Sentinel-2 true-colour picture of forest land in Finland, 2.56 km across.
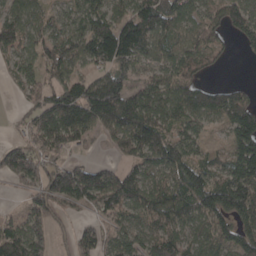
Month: April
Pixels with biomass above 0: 79%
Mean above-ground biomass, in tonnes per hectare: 99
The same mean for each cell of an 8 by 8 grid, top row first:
86 57 103 122 146 112 80 107
90 111 122 191 107 86 87 25
53 72 81 113 72 113 31 9
17 131 176 168 139 97 126 140
67 140 68 48 138 100 32 115
111 151 147 97 98 108 93 150
14 113 54 98 99 132 142 155
113 82 75 57 81 93 93 111
